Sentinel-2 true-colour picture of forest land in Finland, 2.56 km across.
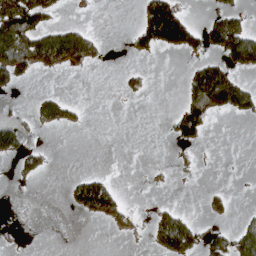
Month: April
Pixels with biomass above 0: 24%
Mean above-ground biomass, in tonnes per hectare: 36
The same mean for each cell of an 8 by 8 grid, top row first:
153 56 5 0 76 109 24 45
130 139 130 2 48 65 52 135
51 2 0 0 20 1 144 44
6 53 15 0 0 40 89 48
66 8 0 0 0 23 8 0
16 10 31 17 3 7 0 1
0 0 51 84 5 25 26 4
2 0 0 2 9 123 44 66
